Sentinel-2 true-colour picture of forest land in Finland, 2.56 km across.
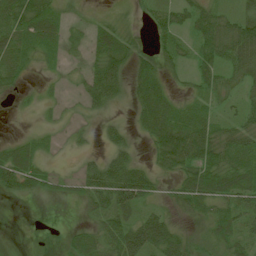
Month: July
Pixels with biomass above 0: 67%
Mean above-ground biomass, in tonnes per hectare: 35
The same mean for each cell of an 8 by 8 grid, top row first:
59 51 7 14 16 34 45 40
55 37 17 67 12 30 49 70
29 5 23 65 56 12 37 38
3 7 10 9 52 45 28 28
31 10 8 27 13 80 65 48
84 34 32 67 43 35 62 55
0 0 10 57 33 31 40 48
0 0 34 54 93 59 24 41
